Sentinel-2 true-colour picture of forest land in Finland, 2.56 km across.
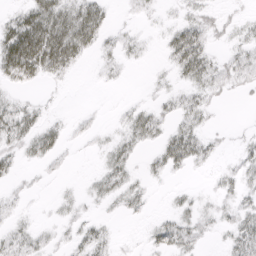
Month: April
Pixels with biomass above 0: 54%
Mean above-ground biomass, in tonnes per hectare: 19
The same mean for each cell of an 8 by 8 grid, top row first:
26 61 51 9 8 8 14 7
85 85 47 14 9 43 25 18
38 19 2 8 2 15 32 21
31 9 3 2 19 20 15 0
23 30 4 16 19 43 17 7
11 5 2 29 11 8 5 21
9 3 11 9 11 14 10 23
23 11 22 14 8 35 8 34
